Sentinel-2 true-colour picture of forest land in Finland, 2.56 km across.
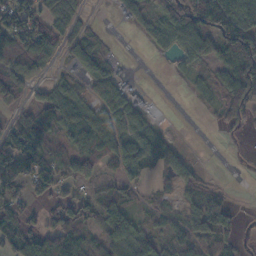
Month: November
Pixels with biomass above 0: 67%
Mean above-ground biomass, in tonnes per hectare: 53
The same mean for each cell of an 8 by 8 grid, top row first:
94 61 20 5 48 105 112 110
80 66 66 10 8 58 75 117
66 24 38 85 5 7 23 117
35 63 47 64 61 0 6 67
97 59 59 65 84 26 0 5
96 90 60 37 43 44 9 1
50 48 65 76 19 27 92 6
77 93 51 64 73 58 63 26
